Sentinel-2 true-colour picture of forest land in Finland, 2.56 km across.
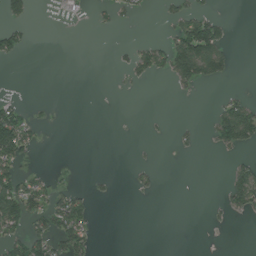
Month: July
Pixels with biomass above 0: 22%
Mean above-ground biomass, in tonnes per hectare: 22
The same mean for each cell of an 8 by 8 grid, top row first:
31 2 3 18 8 33 44 0
38 0 0 6 29 85 121 1
0 0 0 2 16 45 45 1
47 3 0 0 1 0 8 80
104 1 0 0 4 10 11 56
64 16 2 5 11 0 0 54
97 57 51 0 0 0 6 35
55 58 57 0 0 0 0 0
